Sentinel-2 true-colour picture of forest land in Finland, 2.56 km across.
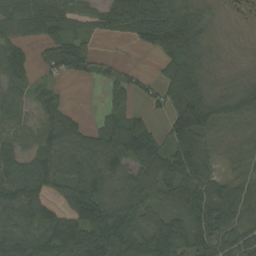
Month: September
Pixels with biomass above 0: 83%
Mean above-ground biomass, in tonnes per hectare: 109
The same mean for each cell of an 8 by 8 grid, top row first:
134 187 80 113 180 126 43 7
92 106 96 3 62 151 61 12
107 47 39 79 36 218 73 39
78 98 19 83 42 172 142 112
81 124 132 169 168 121 62 48
186 165 128 117 132 188 98 61
163 85 150 111 105 96 172 114
128 166 149 167 149 137 142 97
